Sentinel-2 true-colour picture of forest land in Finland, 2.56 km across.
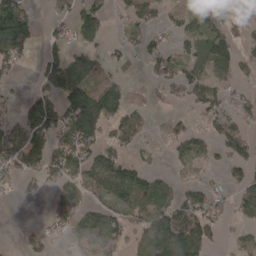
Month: April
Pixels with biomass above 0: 56%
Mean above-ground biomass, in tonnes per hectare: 61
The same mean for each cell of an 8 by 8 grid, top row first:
106 20 88 26 60 28 80 49
97 42 59 21 43 29 79 42
17 89 103 62 13 50 62 36
37 102 158 96 34 11 58 63
88 94 120 68 27 41 42 84
49 75 77 119 62 15 14 41
7 36 59 68 78 96 85 37
8 41 54 75 100 188 65 19
